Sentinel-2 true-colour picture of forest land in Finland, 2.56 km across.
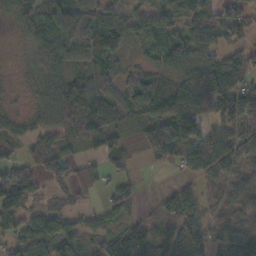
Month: October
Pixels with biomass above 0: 81%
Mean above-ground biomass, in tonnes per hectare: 67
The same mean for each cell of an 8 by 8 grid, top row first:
62 86 123 71 37 48 82 65
15 151 140 90 36 78 72 59
15 81 51 72 80 77 121 66
24 65 73 57 77 139 114 108
31 49 28 46 40 100 109 100
95 66 61 30 6 13 63 69
97 45 29 56 19 74 31 42
55 89 71 80 82 61 38 49
